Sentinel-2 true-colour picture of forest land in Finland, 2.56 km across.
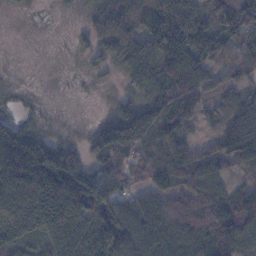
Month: November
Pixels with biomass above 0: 86%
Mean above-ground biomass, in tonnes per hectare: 89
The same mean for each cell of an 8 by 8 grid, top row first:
6 3 13 141 167 135 69 138
0 1 21 93 96 186 79 76
6 2 6 12 100 130 59 55
33 10 1 32 123 137 34 83
164 94 38 164 95 90 31 107
198 197 131 95 66 84 85 37
157 148 166 142 80 78 95 93
131 130 170 210 91 102 88 95
